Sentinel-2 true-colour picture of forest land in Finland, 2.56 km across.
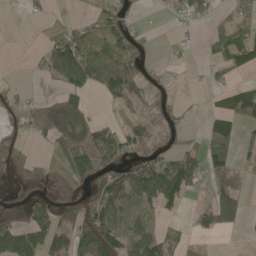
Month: May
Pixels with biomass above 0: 53%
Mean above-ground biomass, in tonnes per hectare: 51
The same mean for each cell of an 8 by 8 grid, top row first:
2 23 12 78 5 32 31 37
0 58 104 79 35 10 12 75
6 26 92 95 59 10 24 26
42 97 92 14 35 28 32 98
55 39 121 104 67 35 47 33
34 67 94 87 110 86 47 23
4 74 50 93 48 22 51 36
93 90 84 114 62 19 9 2
